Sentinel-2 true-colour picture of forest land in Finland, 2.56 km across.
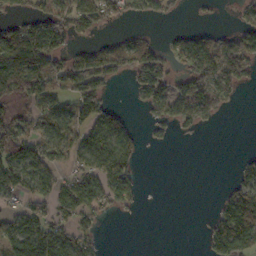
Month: October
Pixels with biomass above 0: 51%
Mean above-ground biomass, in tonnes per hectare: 57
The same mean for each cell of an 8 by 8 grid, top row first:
41 80 80 47 33 15 4 24
128 123 34 58 70 58 107 108
104 79 77 34 85 43 95 69
54 65 75 50 25 100 97 2
97 72 72 100 21 4 0 0
90 64 62 110 14 0 0 36
41 60 96 36 5 0 5 117
114 136 65 0 0 0 53 145
